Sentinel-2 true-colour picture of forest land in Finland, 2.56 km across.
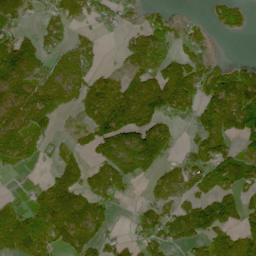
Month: June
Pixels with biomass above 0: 64%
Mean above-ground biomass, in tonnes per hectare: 90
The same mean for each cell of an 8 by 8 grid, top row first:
70 46 82 43 43 14 29 62
134 71 93 5 130 42 44 0
133 116 114 62 135 190 128 146
108 131 51 178 164 82 104 131
126 44 42 142 184 43 114 46
13 46 120 169 79 74 98 125
54 145 175 61 47 65 112 85
113 68 131 47 73 66 92 102
